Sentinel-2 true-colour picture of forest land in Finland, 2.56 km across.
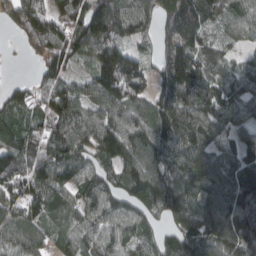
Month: March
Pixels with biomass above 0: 90%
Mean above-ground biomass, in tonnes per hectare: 110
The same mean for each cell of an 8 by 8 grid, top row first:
87 120 122 173 93 174 109 88
11 117 107 141 33 130 80 46
19 74 67 202 103 155 105 96
80 108 116 115 91 126 116 89
113 116 106 147 149 121 119 90
110 140 104 80 159 133 170 148
99 110 88 105 103 120 140 175
82 68 91 102 66 116 138 153
